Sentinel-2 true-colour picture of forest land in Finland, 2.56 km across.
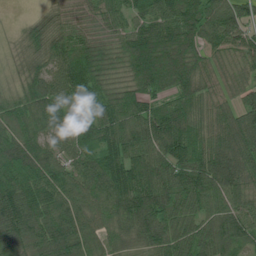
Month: July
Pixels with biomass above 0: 96%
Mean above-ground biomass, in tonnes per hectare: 91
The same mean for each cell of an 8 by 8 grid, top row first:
4 48 52 69 81 101 108 84
32 95 85 62 133 127 69 65
42 91 128 68 125 116 73 68
80 106 78 103 83 90 91 92
113 73 87 104 102 97 93 139
127 99 74 117 121 80 100 131
125 89 89 93 124 94 73 82
130 106 106 67 82 71 87 82
